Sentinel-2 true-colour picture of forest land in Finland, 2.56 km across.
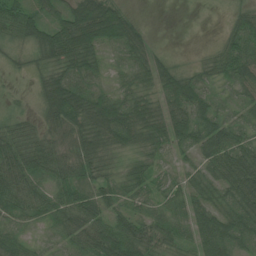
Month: July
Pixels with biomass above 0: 90%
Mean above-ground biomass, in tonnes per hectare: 46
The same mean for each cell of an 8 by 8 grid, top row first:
61 42 83 75 6 1 3 30
24 74 92 36 43 4 13 58
9 52 60 24 41 51 35 58
20 55 79 87 65 57 47 37
59 45 49 53 34 46 61 55
73 49 45 26 31 23 45 83
50 46 63 38 28 35 45 63
40 19 50 70 50 37 66 52
